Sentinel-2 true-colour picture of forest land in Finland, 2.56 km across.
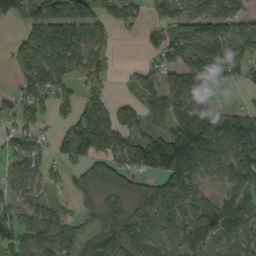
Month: September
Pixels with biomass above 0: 74%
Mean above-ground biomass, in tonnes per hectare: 90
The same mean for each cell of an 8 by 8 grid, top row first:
95 142 152 88 50 111 122 100
53 176 141 45 28 118 133 138
42 122 56 22 51 73 137 48
55 51 75 76 63 123 109 51
52 20 91 119 122 195 193 170
53 43 59 76 83 169 64 116
52 55 30 76 99 103 57 90
66 127 94 138 79 67 98 68
